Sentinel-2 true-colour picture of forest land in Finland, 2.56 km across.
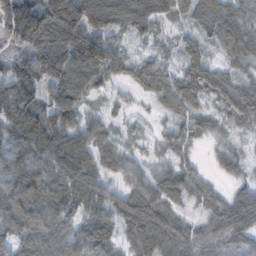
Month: November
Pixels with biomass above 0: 92%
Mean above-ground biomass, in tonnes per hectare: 62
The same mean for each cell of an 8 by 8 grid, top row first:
149 126 127 75 73 38 62 58
58 111 141 72 20 27 41 66
78 66 78 38 50 53 72 47
77 49 49 21 7 40 35 64
64 81 70 40 18 33 15 18
71 75 92 37 48 56 18 24
93 80 68 63 113 43 40 86
63 78 72 48 80 94 70 65
